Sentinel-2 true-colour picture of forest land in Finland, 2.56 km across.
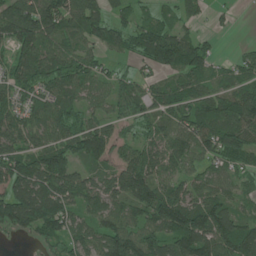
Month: June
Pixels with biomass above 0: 82%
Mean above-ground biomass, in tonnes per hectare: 84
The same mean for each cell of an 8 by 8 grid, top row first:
123 128 107 56 35 53 23 4
103 96 63 53 87 134 38 15
83 83 83 53 38 58 68 67
78 83 64 47 60 80 96 126
90 82 118 90 63 86 82 122
123 156 78 80 122 66 54 56
147 141 77 89 118 126 111 55
13 53 75 121 112 114 131 144
